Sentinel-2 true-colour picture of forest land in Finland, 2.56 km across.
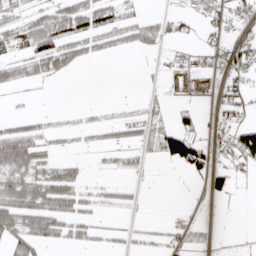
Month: April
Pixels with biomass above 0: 40%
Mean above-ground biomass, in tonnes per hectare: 27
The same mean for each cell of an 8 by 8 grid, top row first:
18 51 62 35 23 19 21 26
36 77 33 22 28 7 18 34
30 29 0 0 2 19 21 25
7 6 3 3 22 20 9 32
86 24 6 22 29 98 38 78
54 58 26 10 10 4 49 10
72 74 36 21 4 3 1 2
52 40 27 14 13 19 7 2
